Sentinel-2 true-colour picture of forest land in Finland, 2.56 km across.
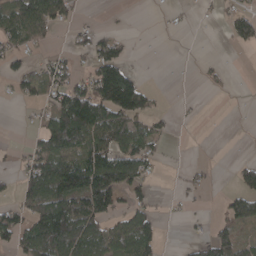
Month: April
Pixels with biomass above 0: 44%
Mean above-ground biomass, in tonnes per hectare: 59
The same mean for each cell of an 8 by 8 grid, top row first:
88 105 12 1 2 7 6 52
46 17 32 70 1 0 1 26
46 63 55 184 28 1 13 1
1 58 172 145 76 9 1 0
10 105 131 125 82 3 1 0
29 155 169 166 65 5 16 46
59 160 144 90 55 4 5 77
64 175 148 107 108 1 56 65
